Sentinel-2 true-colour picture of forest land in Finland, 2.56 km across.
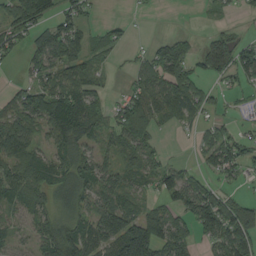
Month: August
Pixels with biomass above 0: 66%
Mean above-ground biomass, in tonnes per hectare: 68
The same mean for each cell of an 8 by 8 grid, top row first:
104 73 64 3 3 0 9 20
55 77 67 37 16 82 103 92
11 68 72 9 66 110 55 58
74 134 133 51 123 62 38 12
110 62 88 40 75 4 59 58
83 81 92 62 60 52 39 34
46 64 65 110 48 62 141 93
27 86 119 140 213 94 58 130
